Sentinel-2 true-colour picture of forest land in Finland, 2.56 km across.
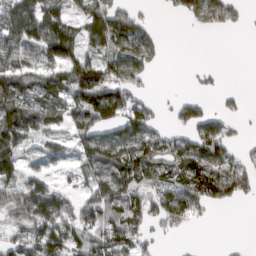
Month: March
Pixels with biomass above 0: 66%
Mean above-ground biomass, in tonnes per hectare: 69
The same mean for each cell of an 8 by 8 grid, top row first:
102 114 79 139 24 29 121 28
88 106 68 98 81 0 0 0
97 81 125 106 48 0 12 0
112 86 107 105 72 39 35 16
69 50 60 101 110 72 104 28
75 43 55 102 95 83 115 91
144 115 66 96 70 108 51 10
55 116 67 101 41 9 0 1
